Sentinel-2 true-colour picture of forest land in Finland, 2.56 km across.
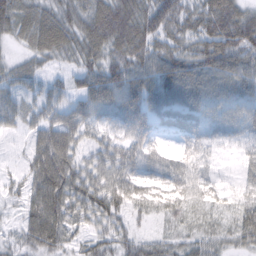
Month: February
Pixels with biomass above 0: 91%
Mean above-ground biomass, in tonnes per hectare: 55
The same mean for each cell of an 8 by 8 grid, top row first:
67 63 65 98 79 77 85 78
20 70 67 71 70 54 82 90
40 36 50 72 70 106 77 71
48 62 70 55 68 69 49 48
6 82 46 46 44 23 37 29
19 102 62 59 42 56 29 25
23 95 64 62 37 40 34 39
26 77 28 55 30 28 32 44
